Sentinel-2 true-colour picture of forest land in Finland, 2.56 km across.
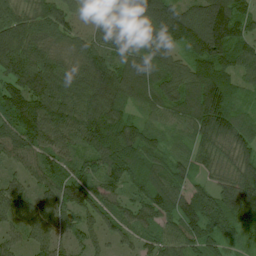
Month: July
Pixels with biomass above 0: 98%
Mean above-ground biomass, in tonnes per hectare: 101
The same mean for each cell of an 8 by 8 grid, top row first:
84 86 41 109 123 111 123 101
120 91 88 109 89 76 148 107
114 129 112 142 116 103 145 76
182 150 137 127 60 79 149 79
128 106 88 143 94 49 90 83
60 99 99 96 103 76 54 101
123 108 128 75 97 94 118 155
55 105 84 54 54 98 91 32
